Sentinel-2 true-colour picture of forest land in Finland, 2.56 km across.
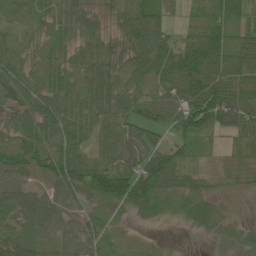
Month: June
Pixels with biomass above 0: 88%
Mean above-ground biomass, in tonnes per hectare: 56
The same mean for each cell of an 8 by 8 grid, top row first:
21 32 53 36 93 18 56 66
28 41 54 50 98 81 115 70
58 60 69 71 46 113 108 72
56 73 72 73 49 65 108 76
64 82 66 70 67 38 18 46
57 71 86 108 100 71 21 26
63 59 33 33 48 18 30 4
67 56 54 22 7 2 8 26
